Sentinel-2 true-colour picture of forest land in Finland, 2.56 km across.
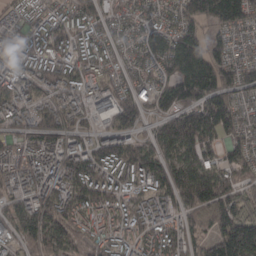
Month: March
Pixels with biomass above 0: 92%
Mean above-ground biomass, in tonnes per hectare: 132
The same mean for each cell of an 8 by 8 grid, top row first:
66 97 131 98 90 123 194 184
88 123 112 90 102 208 152 61
128 137 112 75 84 162 202 141
116 137 85 153 103 167 206 123
86 122 98 129 97 190 149 120
117 132 179 129 148 170 197 128
116 161 141 124 127 120 218 139
99 160 99 110 119 128 122 235
